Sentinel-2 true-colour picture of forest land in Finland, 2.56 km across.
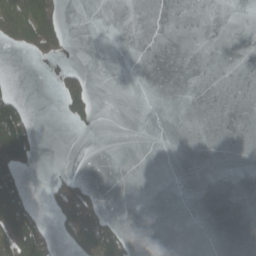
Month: April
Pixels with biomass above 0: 15%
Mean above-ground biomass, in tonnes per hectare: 18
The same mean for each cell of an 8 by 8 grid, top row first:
107 105 0 0 0 0 0 0
24 47 0 0 0 0 0 0
3 0 40 0 0 0 0 0
86 0 49 0 0 0 0 0
146 0 0 0 0 0 0 0
44 5 6 0 0 0 0 0
91 17 55 3 0 0 0 0
100 49 78 91 0 0 0 0
